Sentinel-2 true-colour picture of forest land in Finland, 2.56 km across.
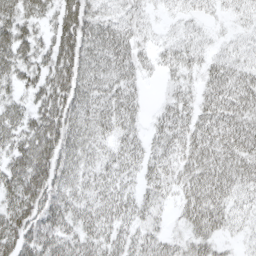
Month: April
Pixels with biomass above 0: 89%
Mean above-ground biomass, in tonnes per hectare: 39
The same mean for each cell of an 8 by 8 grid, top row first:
46 34 65 33 20 13 14 17
59 44 65 53 21 27 17 20
36 55 59 38 17 22 26 36
35 56 51 40 15 34 33 41
46 63 50 27 25 35 44 47
60 69 40 34 27 33 47 46
57 72 40 39 32 21 58 33
65 69 45 37 35 21 39 17
